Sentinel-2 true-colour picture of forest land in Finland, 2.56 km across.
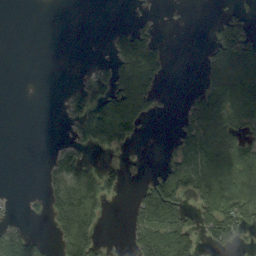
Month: September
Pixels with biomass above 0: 41%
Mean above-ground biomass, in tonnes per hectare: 51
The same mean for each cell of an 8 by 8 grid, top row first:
0 0 0 0 8 1 2 32
0 0 0 33 114 1 25 105
0 0 17 80 119 1 46 105
0 0 67 176 79 8 156 102
0 2 43 89 7 35 89 74
0 32 115 37 13 79 111 111
3 50 219 7 113 133 93 105
66 16 168 7 60 72 38 29
